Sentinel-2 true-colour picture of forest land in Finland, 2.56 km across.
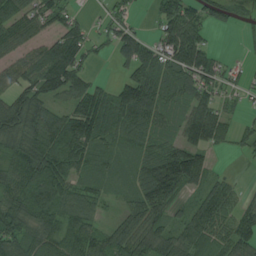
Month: August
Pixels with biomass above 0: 80%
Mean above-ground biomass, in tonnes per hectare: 72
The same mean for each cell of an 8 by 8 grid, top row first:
79 73 22 42 8 118 63 18
62 66 83 54 89 134 59 4
68 110 77 31 110 79 81 29
94 79 119 102 108 44 79 23
69 92 113 54 60 59 78 31
82 119 68 35 73 154 61 10
100 98 78 16 94 46 108 58
106 77 83 73 91 79 81 82
